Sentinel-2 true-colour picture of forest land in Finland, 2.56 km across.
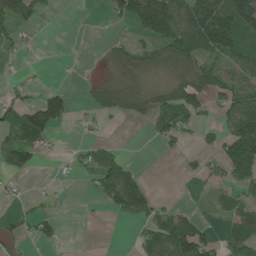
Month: June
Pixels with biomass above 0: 46%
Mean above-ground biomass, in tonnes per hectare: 42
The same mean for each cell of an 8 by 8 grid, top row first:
66 15 0 35 103 100 153 154
17 0 0 18 39 88 83 78
9 2 5 32 26 52 72 63
52 143 8 54 45 92 28 91
69 27 14 18 2 26 20 123
17 1 16 75 16 2 28 45
14 18 1 27 47 17 8 45
36 34 0 0 33 93 44 68
